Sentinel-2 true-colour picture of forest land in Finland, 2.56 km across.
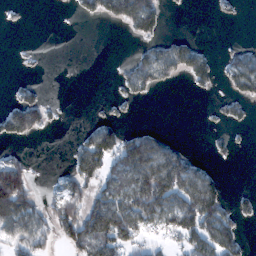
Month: February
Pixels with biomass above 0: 40%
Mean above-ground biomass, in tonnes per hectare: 52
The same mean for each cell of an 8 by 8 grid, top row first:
5 0 25 77 145 1 2 7
3 1 0 0 31 82 14 26
9 2 0 6 77 29 40 100
104 39 0 15 0 0 4 23
22 0 48 114 113 31 9 3
149 6 81 72 139 173 61 0
138 55 96 120 123 121 127 26
90 55 113 112 48 49 114 49
